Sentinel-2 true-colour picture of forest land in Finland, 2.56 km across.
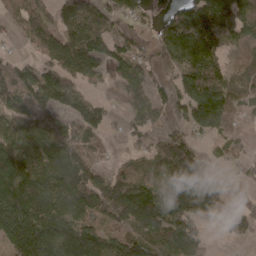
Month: April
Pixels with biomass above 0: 80%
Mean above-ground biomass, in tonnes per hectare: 102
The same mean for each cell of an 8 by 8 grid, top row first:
62 63 150 88 37 114 189 150
10 103 176 98 80 155 146 51
131 111 82 58 65 100 160 55
122 104 101 35 81 66 181 65
83 116 120 20 41 96 28 58
133 138 155 85 68 149 85 26
191 157 121 119 155 144 118 39
163 163 158 105 105 120 28 36
